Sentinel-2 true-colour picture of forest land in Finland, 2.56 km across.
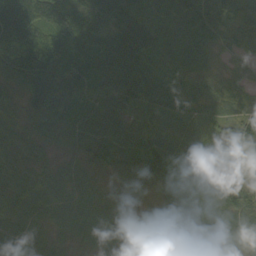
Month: September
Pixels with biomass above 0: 99%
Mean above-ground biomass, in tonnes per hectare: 94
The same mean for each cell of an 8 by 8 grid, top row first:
224 124 123 132 98 108 119 102
177 125 120 178 134 95 75 67
114 167 109 141 147 55 69 62
84 132 95 127 92 92 95 82
66 70 80 128 125 96 71 44
65 60 60 55 109 85 83 36
77 73 80 63 28 73 83 99
81 56 46 59 52 109 94 78
